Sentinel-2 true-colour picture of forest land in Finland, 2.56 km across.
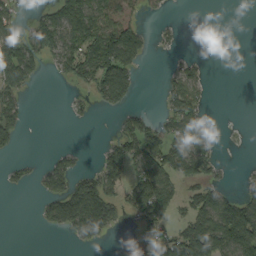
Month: September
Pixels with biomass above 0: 43%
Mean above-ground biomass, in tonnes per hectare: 47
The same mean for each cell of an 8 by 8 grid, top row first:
38 57 101 74 26 2 0 0
65 78 96 136 53 10 0 0
88 6 50 127 4 47 16 0
66 0 12 21 27 68 18 0
26 0 3 41 101 65 36 2
17 63 50 70 84 68 51 5
0 48 151 72 91 51 89 92
0 0 36 10 39 82 145 119
